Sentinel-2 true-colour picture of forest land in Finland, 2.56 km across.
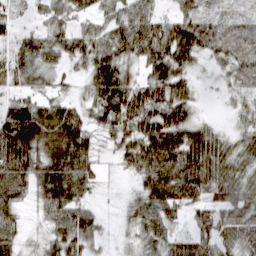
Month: March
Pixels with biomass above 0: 90%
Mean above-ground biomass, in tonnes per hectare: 62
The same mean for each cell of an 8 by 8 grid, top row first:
32 39 39 49 66 45 35 31
51 58 58 60 70 98 63 72
56 42 29 100 58 81 9 47
92 84 51 83 103 80 7 29
134 104 91 42 107 117 80 47
89 101 77 7 69 124 83 61
52 65 61 5 61 60 50 55
46 46 69 11 39 43 64 70
